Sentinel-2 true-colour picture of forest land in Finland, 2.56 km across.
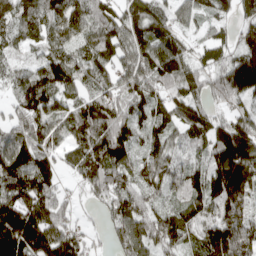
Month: April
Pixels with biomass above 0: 91%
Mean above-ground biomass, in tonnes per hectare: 126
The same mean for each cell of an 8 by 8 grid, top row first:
117 129 166 116 133 71 66 95
56 98 114 147 120 103 64 113
90 153 116 117 170 146 118 240
81 154 157 191 119 109 96 83
143 119 133 224 82 75 103 176
167 126 98 151 107 124 116 180
180 140 30 110 121 87 111 150
226 194 98 66 162 113 144 191
